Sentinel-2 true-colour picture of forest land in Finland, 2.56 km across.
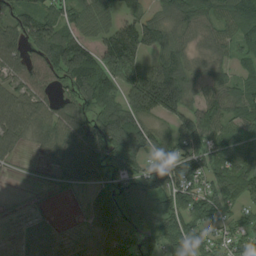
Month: August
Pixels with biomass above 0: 80%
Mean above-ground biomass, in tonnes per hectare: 78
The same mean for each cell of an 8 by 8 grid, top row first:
99 92 63 56 70 87 71 98
92 132 106 131 103 69 42 57
72 82 137 103 160 132 57 50
106 73 84 101 110 94 71 79
59 44 99 141 117 78 96 104
6 23 67 81 91 102 85 117
1 3 13 87 92 82 82 46
11 39 28 65 67 75 53 66
